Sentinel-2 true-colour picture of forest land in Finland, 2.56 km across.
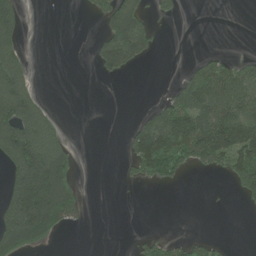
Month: June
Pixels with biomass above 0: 36%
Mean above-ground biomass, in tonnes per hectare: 67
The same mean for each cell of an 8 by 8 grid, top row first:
111 0 4 124 79 22 0 0
87 0 0 141 85 0 3 1
161 0 0 19 0 16 137 107
204 61 0 0 18 118 133 116
225 175 6 0 150 142 183 153
143 252 26 0 67 47 17 107
197 238 68 0 0 0 1 7
159 58 0 0 42 31 32 0
